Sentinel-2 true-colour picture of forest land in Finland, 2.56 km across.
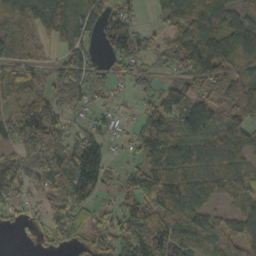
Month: October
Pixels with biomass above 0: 79%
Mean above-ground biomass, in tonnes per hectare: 87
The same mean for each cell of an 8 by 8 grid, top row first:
54 111 72 70 25 89 137 68
49 34 84 75 56 108 136 112
74 77 97 32 50 68 106 122
85 132 52 34 62 103 124 118
76 183 107 37 91 86 79 92
131 132 197 44 84 117 90 80
46 60 89 50 100 115 69 57
8 39 48 106 184 154 66 128
